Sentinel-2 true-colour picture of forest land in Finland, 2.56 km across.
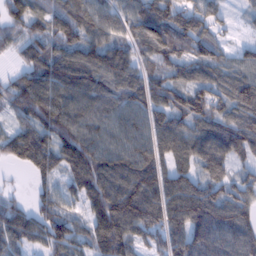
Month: February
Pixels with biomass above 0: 91%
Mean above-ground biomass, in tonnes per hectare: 107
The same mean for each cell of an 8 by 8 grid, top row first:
86 108 119 95 130 135 106 18
57 96 123 88 102 116 93 30
62 136 144 105 104 99 114 111
75 138 105 95 110 134 144 119
107 105 129 83 95 119 147 134
7 77 142 148 156 121 106 54
67 72 56 177 171 135 162 116
96 97 72 160 67 109 142 142
